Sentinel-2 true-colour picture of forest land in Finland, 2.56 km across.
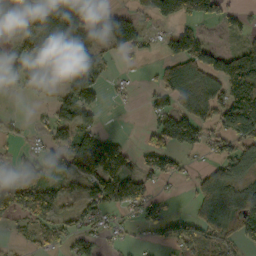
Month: October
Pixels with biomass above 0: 58%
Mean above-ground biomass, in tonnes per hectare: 76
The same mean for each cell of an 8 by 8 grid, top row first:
95 176 198 84 52 112 76 39
58 228 181 70 39 96 74 51
56 156 134 15 5 82 78 154
5 32 105 3 19 86 67 167
13 40 130 103 35 78 46 77
56 72 110 158 75 37 72 61
63 83 58 61 75 4 96 102
13 44 61 16 12 75 68 55
